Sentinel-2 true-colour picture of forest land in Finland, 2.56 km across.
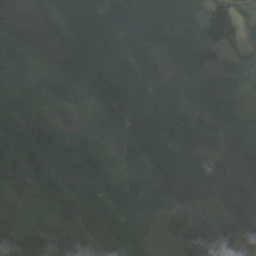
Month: September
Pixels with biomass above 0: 91%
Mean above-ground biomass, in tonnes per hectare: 83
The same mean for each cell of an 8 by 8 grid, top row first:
24 55 112 118 109 77 113 110
90 40 119 96 94 63 62 55
40 40 91 121 79 41 72 67
99 43 24 132 111 82 73 47
146 120 78 45 155 122 65 74
86 134 133 59 75 165 89 64
41 89 137 98 111 59 29 77
78 93 105 69 55 16 87 82
